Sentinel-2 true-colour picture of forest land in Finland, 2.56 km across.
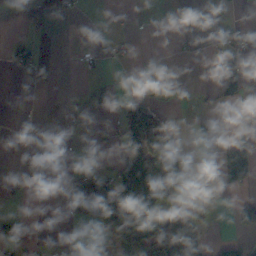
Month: November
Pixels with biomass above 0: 24%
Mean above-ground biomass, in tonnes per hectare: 29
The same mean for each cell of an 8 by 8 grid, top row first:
4 23 9 0 0 0 0 2
31 0 9 12 0 3 5 34
5 1 4 11 24 5 0 59
0 1 4 11 88 5 13 1
1 1 0 9 120 42 10 72
4 1 39 55 167 58 0 90
4 3 40 137 193 30 3 35
56 10 23 43 102 109 21 16
